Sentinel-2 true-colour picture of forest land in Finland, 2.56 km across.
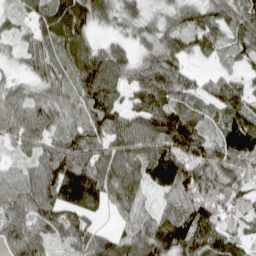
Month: April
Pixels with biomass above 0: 92%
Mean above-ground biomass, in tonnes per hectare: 96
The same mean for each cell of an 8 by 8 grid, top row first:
53 105 111 59 51 58 87 107
44 77 104 66 51 88 81 69
33 82 108 111 101 97 45 66
97 101 81 112 104 106 48 117
58 85 130 95 103 146 81 160
70 142 194 128 123 184 116 87
96 125 148 68 59 97 120 77
93 70 94 94 116 143 132 76
